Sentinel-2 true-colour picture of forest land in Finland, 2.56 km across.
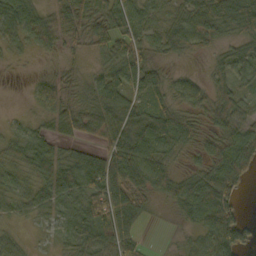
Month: October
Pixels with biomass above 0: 81%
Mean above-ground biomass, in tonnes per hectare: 44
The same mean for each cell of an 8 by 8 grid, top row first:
69 37 69 69 39 30 68 85
24 28 19 48 43 38 30 46
2 30 22 56 33 28 33 48
5 36 38 58 45 45 44 43
32 34 25 51 60 49 33 67
33 44 61 86 68 37 64 64
26 39 53 89 35 34 94 35
36 12 41 63 12 4 49 75
